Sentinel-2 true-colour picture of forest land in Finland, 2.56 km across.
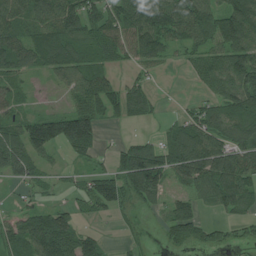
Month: July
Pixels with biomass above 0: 74%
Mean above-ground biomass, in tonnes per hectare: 78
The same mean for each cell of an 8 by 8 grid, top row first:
97 96 122 86 136 120 108 143
103 129 86 89 112 58 87 130
53 28 89 49 36 1 66 109
50 46 118 49 58 19 83 103
109 135 129 15 70 114 118 99
65 35 36 80 166 70 114 112
30 59 44 57 37 62 28 64
91 141 100 9 12 43 47 29
